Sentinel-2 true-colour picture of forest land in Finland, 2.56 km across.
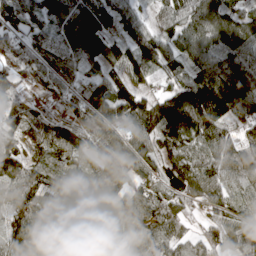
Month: April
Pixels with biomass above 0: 92%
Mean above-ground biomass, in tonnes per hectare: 97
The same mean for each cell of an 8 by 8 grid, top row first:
98 95 129 80 46 96 115 87
89 83 122 84 112 84 92 92
68 83 55 80 68 80 130 134
80 70 87 108 152 172 178 106
70 101 106 101 99 122 112 86
90 57 75 124 77 103 110 94
98 87 102 68 95 96 71 66
131 136 117 90 100 85 85 81
